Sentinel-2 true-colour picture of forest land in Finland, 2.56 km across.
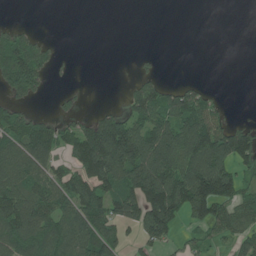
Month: June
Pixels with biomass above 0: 53%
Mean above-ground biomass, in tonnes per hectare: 75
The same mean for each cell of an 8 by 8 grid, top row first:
0 0 0 0 0 0 0 0
106 33 0 0 2 0 0 0
127 36 1 1 42 11 6 0
57 11 22 47 113 126 96 1
110 100 144 236 179 178 179 141
110 81 102 135 183 164 199 70
134 107 127 99 158 145 159 93
104 106 121 96 64 37 43 64
